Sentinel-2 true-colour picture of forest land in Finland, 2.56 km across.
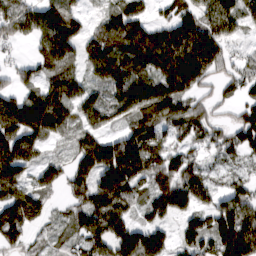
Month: March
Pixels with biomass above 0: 84%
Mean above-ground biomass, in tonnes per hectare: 109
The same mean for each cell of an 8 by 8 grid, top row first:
146 159 60 81 62 89 105 82
25 120 75 130 161 158 159 23
71 85 75 126 126 177 70 76
238 232 93 89 161 136 60 67
195 66 90 101 144 65 62 91
140 81 114 203 114 129 54 37
187 59 103 149 61 118 82 150
80 41 73 136 151 59 97 216
